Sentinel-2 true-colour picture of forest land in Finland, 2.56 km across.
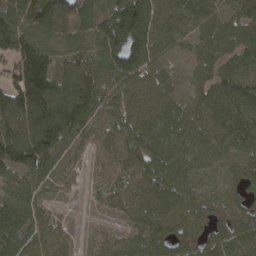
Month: April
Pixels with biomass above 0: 92%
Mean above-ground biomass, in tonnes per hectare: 105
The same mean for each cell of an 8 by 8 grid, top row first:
142 181 137 153 183 111 104 98
163 119 98 167 158 67 90 95
122 162 182 139 87 42 79 100
146 192 172 80 79 75 91 96
149 174 37 72 103 110 127 116
83 65 28 73 117 90 58 80
156 38 3 66 106 86 79 71
159 120 16 80 86 93 84 109
